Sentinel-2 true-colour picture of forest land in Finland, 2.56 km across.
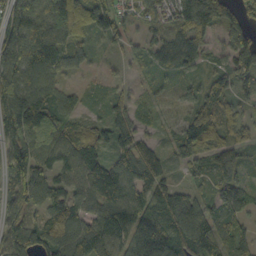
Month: October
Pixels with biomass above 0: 91%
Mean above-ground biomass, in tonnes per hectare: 100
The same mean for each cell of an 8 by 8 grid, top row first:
156 163 106 119 72 128 209 85
181 163 71 36 50 120 59 144
142 85 18 26 23 38 64 110
188 145 53 62 36 18 114 57
121 138 112 61 72 69 107 78
116 86 118 161 130 33 64 70
122 88 91 126 111 134 78 78
145 123 134 130 127 136 154 73
